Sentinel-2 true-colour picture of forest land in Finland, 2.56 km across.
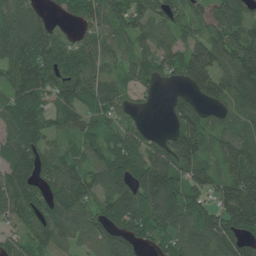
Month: June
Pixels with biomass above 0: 86%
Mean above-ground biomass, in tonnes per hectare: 92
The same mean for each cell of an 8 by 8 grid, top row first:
119 40 67 91 85 67 51 78
126 132 78 62 65 77 122 111
100 115 113 67 59 51 132 126
110 85 94 83 14 53 39 85
97 73 68 96 79 104 61 118
119 88 88 106 129 111 74 108
104 117 102 105 131 119 90 166
51 94 82 118 75 96 122 99
